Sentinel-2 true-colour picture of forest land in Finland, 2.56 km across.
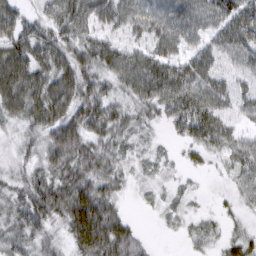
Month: March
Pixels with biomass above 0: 89%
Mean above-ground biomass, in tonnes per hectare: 49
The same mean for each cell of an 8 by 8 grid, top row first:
52 44 67 60 65 65 53 67
70 72 61 54 48 48 40 57
82 67 69 53 87 83 57 27
56 75 68 54 42 55 68 29
27 60 67 44 21 14 50 34
34 54 71 45 17 10 10 33
49 70 100 52 6 15 7 22
47 38 77 94 21 5 21 30
